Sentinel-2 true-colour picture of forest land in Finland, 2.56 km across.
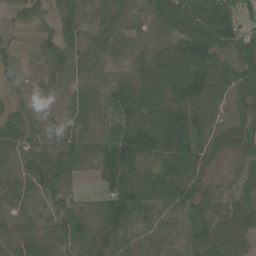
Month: June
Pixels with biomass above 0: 95%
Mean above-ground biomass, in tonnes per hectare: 81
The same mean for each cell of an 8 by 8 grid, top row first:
33 42 63 52 56 107 125 75
29 64 62 53 48 95 114 75
41 68 65 59 99 121 117 92
61 42 108 66 124 116 97 72
96 80 108 120 123 134 59 60
89 138 45 118 107 108 48 44
70 91 85 134 101 63 50 60
95 97 119 88 35 46 90 58
